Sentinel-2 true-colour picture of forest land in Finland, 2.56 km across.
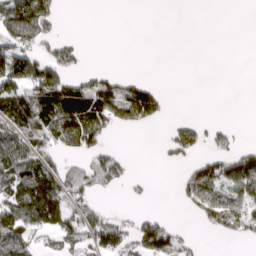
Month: March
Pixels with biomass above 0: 42%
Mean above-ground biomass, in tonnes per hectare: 54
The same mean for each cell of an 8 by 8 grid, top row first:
160 93 0 0 0 0 0 0
101 63 34 0 0 0 0 0
122 121 52 51 30 0 0 0
106 127 131 97 130 0 0 0
84 97 104 25 0 80 54 27
112 94 87 87 9 18 118 134
104 122 80 15 7 5 84 74
86 14 54 107 103 52 2 29
